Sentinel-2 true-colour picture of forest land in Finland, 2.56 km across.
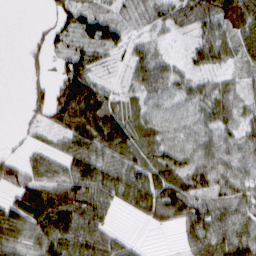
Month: March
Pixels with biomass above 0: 78%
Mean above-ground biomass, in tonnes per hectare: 47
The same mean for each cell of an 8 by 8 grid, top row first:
0 12 62 38 19 34 47 95
0 23 40 38 29 5 58 46
0 22 91 9 63 46 27 25
2 46 123 72 35 19 41 38
8 20 64 88 48 38 42 42
51 60 85 64 61 70 54 47
67 118 77 40 58 84 60 46
54 76 87 53 4 9 70 79
